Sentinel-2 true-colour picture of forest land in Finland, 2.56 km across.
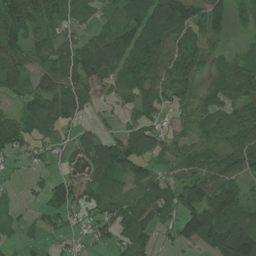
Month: July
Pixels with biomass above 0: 79%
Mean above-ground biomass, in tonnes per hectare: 70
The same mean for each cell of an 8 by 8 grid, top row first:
126 94 46 48 131 160 104 44
70 73 75 118 124 100 58 24
66 45 83 67 84 104 45 100
40 96 53 19 54 37 64 75
74 38 63 73 69 51 60 102
9 38 29 81 54 33 80 84
10 69 52 70 80 66 154 96
18 20 21 52 62 47 117 167
